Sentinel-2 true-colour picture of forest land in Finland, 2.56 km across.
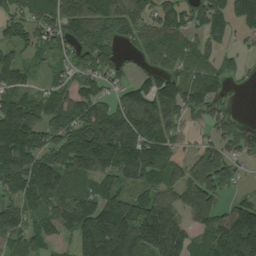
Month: August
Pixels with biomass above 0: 82%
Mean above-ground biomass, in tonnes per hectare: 130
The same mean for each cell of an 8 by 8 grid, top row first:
86 140 160 134 98 135 166 176
87 79 140 97 64 92 79 36
107 50 83 74 57 106 127 33
201 130 124 131 165 110 107 16
263 113 189 230 222 87 93 103
190 183 126 134 135 103 251 52
114 111 149 168 192 157 216 126
103 96 141 205 209 170 102 208
